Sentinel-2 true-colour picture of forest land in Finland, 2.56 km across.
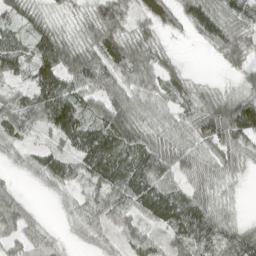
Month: April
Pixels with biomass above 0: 86%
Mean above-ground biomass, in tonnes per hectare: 62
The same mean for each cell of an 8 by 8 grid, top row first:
46 27 26 117 55 56 92 74
47 122 56 99 71 10 25 63
51 136 83 72 67 50 7 25
102 108 93 105 47 43 86 125
38 29 101 116 72 60 63 62
11 64 58 89 103 65 57 24
51 2 26 76 67 96 70 9
38 35 13 28 52 65 95 76
